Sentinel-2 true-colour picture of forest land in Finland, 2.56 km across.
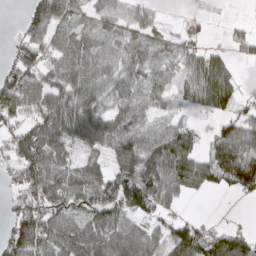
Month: March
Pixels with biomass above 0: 75%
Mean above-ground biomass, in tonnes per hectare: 64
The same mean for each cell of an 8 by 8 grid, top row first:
3 126 38 52 39 3 12 1
48 69 69 58 56 35 34 26
94 59 75 66 59 44 119 34
68 78 96 63 54 21 49 43
59 90 62 76 75 90 39 101
53 117 66 76 99 93 79 108
57 81 70 91 83 24 0 1
80 100 110 99 82 96 100 68
